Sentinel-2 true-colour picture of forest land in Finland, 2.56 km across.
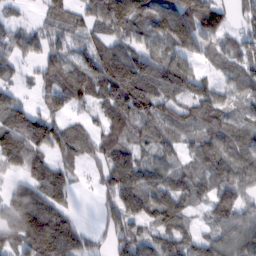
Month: February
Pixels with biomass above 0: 83%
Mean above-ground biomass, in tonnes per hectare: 78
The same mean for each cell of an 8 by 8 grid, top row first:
22 47 53 149 120 171 159 38
67 70 54 82 59 98 60 62
33 58 81 122 122 106 44 58
94 70 30 83 98 64 100 49
112 101 71 75 49 44 80 65
42 120 17 103 105 74 79 76
116 116 9 58 80 83 49 70
92 174 74 52 71 76 62 82
